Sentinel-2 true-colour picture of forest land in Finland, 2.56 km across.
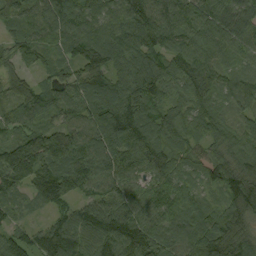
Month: September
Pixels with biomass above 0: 98%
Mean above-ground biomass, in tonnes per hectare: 106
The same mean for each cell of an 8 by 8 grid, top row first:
90 114 119 88 111 120 112 99
64 78 127 145 95 89 100 98
80 57 104 122 157 106 109 87
71 77 101 155 130 87 98 63
109 145 100 126 142 93 86 98
136 140 106 102 67 99 82 141
47 62 80 126 97 105 63 142
86 150 135 135 142 125 142 130
